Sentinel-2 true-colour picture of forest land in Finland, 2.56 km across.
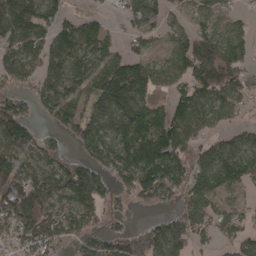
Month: April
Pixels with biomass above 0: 77%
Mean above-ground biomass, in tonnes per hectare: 89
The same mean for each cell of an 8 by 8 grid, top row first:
142 92 45 22 82 28 63 31
94 106 85 45 46 76 143 83
67 88 74 157 113 75 154 98
105 66 89 124 104 98 107 41
99 64 75 110 128 130 67 81
95 96 130 79 134 121 118 93
157 96 102 36 27 68 96 56
77 101 68 88 136 108 45 74
